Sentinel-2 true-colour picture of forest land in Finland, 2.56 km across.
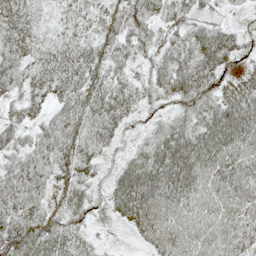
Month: May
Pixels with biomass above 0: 87%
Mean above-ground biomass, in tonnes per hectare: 47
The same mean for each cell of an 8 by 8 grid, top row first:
64 22 40 40 49 35 23 3
53 33 49 38 26 41 68 29
42 61 57 42 29 61 56 24
23 31 58 61 24 36 49 68
33 55 55 28 33 75 75 61
59 47 44 27 77 85 65 65
52 32 46 29 74 63 55 56
67 56 39 3 26 60 59 57
